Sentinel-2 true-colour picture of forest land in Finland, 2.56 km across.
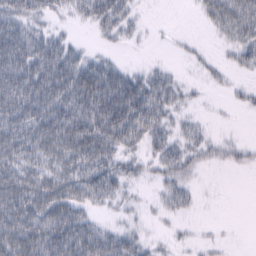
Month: February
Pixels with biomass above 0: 67%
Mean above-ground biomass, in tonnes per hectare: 40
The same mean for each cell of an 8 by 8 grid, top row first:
55 32 28 57 7 0 26 50
76 57 18 10 3 5 5 36
79 86 84 66 41 18 12 9
72 80 79 96 69 24 3 8
74 72 76 60 34 32 25 15
68 60 70 59 16 34 3 2
78 73 50 18 8 25 1 0
67 81 81 44 19 9 8 0
